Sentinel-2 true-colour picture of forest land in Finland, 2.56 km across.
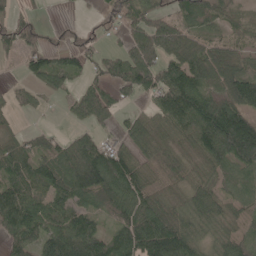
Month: May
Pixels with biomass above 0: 78%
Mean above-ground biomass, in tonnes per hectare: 86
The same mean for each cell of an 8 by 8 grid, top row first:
43 5 5 36 88 70 88 33
63 50 55 26 124 125 79 43
18 73 35 92 116 141 106 131
32 10 96 80 49 135 155 130
61 66 104 48 102 45 124 209
104 111 160 174 78 54 57 63
157 92 83 89 107 67 78 41
88 117 162 105 142 152 48 62
